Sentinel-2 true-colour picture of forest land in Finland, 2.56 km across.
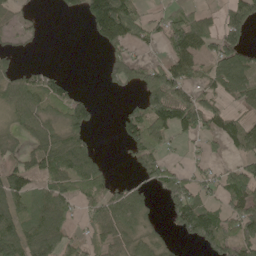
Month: May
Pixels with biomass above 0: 59%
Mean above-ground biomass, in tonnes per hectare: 56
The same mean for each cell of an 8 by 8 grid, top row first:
31 3 32 187 51 56 48 80
18 2 0 49 20 64 50 67
59 58 5 46 94 90 47 80
59 58 81 5 92 101 64 37
24 80 68 2 86 17 23 65
62 67 80 23 42 65 35 84
75 85 38 82 50 82 58 83
93 105 38 51 41 14 76 85
